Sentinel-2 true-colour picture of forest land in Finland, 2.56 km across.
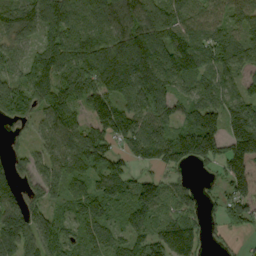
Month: September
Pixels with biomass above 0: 87%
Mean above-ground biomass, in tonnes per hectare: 110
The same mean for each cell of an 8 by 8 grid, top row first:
112 135 126 128 106 115 96 84
80 112 142 145 167 139 136 110
88 138 138 175 172 132 93 72
95 102 79 142 109 86 145 152
24 81 124 94 152 173 175 190
68 96 96 131 58 52 22 135
128 75 84 79 127 96 35 116
128 122 92 108 100 170 39 19
